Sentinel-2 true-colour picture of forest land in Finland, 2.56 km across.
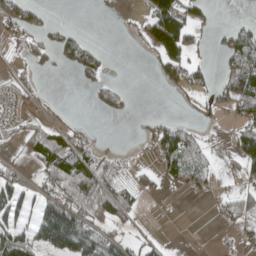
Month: April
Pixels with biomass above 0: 43%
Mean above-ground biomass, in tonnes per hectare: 37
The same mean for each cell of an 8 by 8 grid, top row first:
63 11 0 3 38 108 20 5
20 42 73 2 25 111 9 92
17 2 20 16 0 52 29 98
12 12 2 21 2 4 18 53
18 90 47 4 12 85 19 60
29 60 109 45 19 46 29 27
69 69 73 84 8 0 5 50
73 78 111 43 25 0 0 22
